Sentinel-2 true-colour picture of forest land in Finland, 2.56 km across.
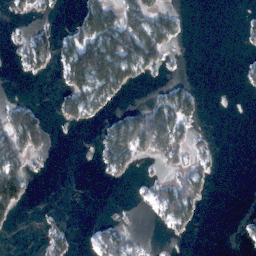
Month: February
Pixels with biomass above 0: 32%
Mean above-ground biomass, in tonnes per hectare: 29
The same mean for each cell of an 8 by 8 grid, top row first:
8 7 42 74 79 26 0 4
19 50 95 113 111 13 0 5
1 4 80 95 17 14 0 9
53 10 56 22 57 83 2 0
80 21 1 69 72 65 12 0
85 3 0 20 7 34 20 0
44 1 0 3 7 80 3 0
0 25 3 54 10 5 0 5
